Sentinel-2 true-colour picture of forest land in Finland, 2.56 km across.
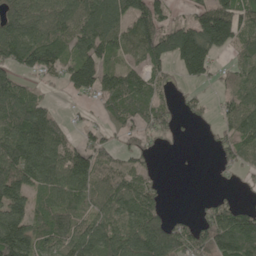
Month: May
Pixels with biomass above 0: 72%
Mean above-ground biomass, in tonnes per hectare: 93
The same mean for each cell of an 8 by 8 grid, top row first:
105 102 122 137 119 24 125 109
127 133 111 99 114 173 168 73
70 34 148 91 90 36 52 87
145 73 15 79 93 40 18 114
155 143 59 45 41 12 9 107
125 135 152 100 74 1 1 28
100 81 72 100 138 3 44 57
178 83 105 124 184 141 122 194
